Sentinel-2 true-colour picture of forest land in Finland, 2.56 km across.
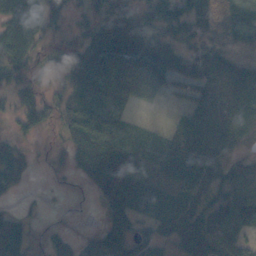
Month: October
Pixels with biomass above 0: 80%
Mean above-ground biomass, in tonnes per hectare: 52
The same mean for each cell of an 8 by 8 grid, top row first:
81 66 27 71 56 87 74 33
80 22 47 74 70 43 38 25
50 9 48 52 57 52 72 66
36 46 41 19 5 16 76 70
27 10 56 45 19 65 80 31
60 6 28 126 66 68 73 69
11 3 2 67 72 65 61 81
77 22 24 79 53 68 131 74
